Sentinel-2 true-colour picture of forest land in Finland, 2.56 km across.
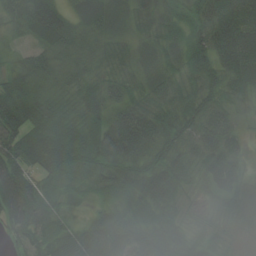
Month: August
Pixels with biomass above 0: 97%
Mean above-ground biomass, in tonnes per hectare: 61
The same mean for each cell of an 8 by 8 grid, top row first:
51 69 36 58 31 34 65 110
17 43 44 35 27 39 82 114
44 39 45 40 39 47 75 69
87 51 47 58 80 78 77 36
74 73 56 109 102 72 78 49
109 48 36 72 67 72 63 55
116 68 18 51 67 50 22 58
49 61 92 118 91 73 36 14
